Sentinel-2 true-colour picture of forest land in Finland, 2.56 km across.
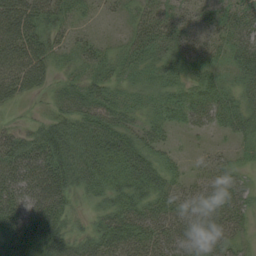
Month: August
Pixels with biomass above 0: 84%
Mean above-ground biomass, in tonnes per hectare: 39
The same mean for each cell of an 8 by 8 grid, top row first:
71 55 17 8 35 33 23 40
69 47 25 17 49 39 28 39
65 32 29 33 22 28 28 21
5 20 56 47 20 30 43 36
41 51 62 84 39 9 7 13
50 67 50 65 58 22 23 23
48 64 10 38 43 41 55 40
51 55 31 59 51 53 49 22
